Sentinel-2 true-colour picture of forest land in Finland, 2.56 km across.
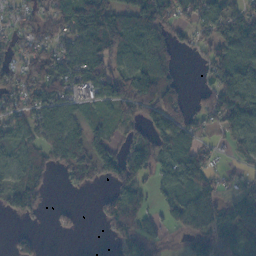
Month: October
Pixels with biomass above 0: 72%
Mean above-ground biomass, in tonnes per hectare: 67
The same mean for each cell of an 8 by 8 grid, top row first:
34 57 103 112 111 60 100 94
41 55 86 93 91 49 57 97
54 100 81 92 107 43 48 112
65 87 42 36 82 81 62 95
55 81 80 60 77 104 31 46
64 46 65 63 66 93 62 25
70 23 10 71 63 73 86 99
36 2 4 26 69 13 81 88
